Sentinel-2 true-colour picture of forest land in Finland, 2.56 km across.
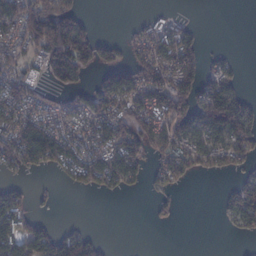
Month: February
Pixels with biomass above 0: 55%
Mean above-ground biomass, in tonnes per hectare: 65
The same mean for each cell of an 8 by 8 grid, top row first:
111 214 62 0 10 15 0 0
68 145 155 39 75 109 9 1
98 59 47 84 108 111 63 18
87 68 73 114 109 135 164 122
100 143 79 104 80 102 69 80
22 12 73 71 31 68 21 25
127 10 0 0 1 13 0 87
141 130 105 3 0 0 0 8
